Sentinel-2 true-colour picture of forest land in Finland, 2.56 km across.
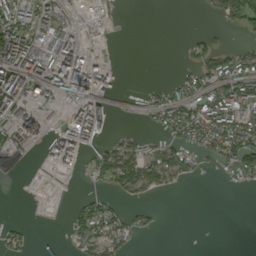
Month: September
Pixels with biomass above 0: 43%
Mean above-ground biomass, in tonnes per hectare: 44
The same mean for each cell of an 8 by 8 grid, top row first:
99 48 11 5 0 0 9 77
154 76 61 1 0 1 37 26
136 111 188 39 2 26 61 104
106 29 112 35 19 85 112 90
58 61 93 31 29 53 65 100
2 13 15 61 70 36 3 33
0 2 35 31 13 0 0 0
23 0 47 52 3 0 0 0
